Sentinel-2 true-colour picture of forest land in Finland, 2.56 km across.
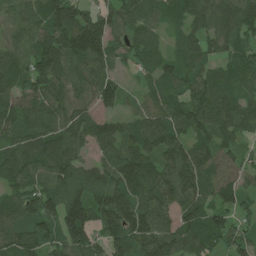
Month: June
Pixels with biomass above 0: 92%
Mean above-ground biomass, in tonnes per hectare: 90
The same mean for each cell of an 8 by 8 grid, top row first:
74 112 98 91 77 56 104 134
81 124 134 78 76 38 73 70
91 119 77 68 33 71 83 73
89 95 63 51 68 88 124 90
74 104 77 91 93 110 75 46
79 99 105 109 142 118 83 60
94 104 144 147 109 95 92 60
98 82 98 97 107 99 102 68
